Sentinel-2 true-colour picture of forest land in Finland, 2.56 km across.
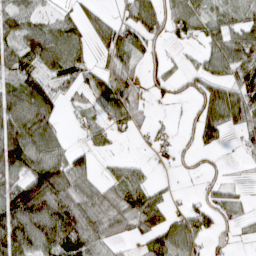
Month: March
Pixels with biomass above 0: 67%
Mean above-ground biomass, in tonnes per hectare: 53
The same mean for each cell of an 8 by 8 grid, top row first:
60 25 30 21 74 60 43 45
60 80 38 71 47 20 47 82
48 51 40 72 34 36 61 66
100 69 23 66 24 3 76 73
114 76 15 21 8 17 37 21
66 119 70 27 26 7 20 6
113 116 99 81 98 20 45 30
106 98 89 45 46 86 33 13
